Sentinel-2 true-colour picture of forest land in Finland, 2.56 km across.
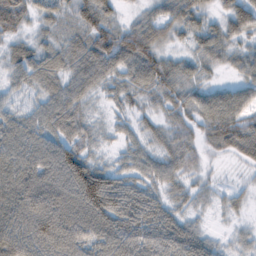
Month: February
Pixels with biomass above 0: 88%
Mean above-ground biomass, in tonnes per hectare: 54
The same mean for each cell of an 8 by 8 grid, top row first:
66 34 52 35 30 61 31 67
38 37 55 95 90 23 61 32
34 53 61 44 66 66 20 36
34 60 41 15 24 46 71 60
73 59 49 15 33 53 36 67
85 77 121 57 43 41 13 6
94 101 98 99 80 35 15 16
90 113 90 82 71 79 37 16
